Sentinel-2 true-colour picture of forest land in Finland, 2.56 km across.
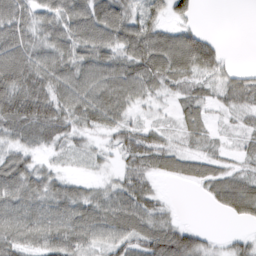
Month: March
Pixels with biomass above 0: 81%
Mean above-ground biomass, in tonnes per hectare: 53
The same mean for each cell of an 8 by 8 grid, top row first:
71 53 78 93 59 44 0 0
85 62 69 70 89 93 74 0
92 78 73 80 68 46 35 43
92 78 66 67 18 23 29 34
41 34 23 30 64 25 21 17
80 51 16 20 50 33 50 44
66 61 69 81 76 9 9 66
65 72 72 62 78 96 24 29
